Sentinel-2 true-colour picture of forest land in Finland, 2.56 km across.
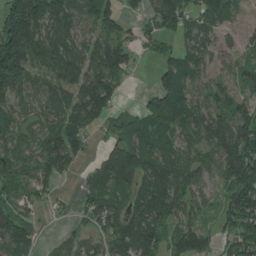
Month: July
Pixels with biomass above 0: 80%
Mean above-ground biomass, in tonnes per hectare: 103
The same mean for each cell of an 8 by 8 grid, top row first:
228 154 104 93 66 145 108 32
244 125 78 136 52 54 92 54
180 76 128 127 2 104 64 66
85 68 129 99 90 144 111 107
71 112 92 75 128 71 101 180
83 101 35 164 132 114 61 173
93 26 41 95 140 86 44 159
170 14 59 125 180 93 79 131
